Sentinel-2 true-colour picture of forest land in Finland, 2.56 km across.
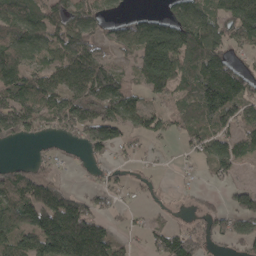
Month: April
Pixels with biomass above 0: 69%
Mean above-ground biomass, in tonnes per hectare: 96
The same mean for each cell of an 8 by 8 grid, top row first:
132 102 142 56 48 117 118 200
126 105 139 53 158 152 152 55
134 114 163 157 93 107 204 152
189 130 157 134 117 70 165 111
38 27 58 100 39 21 86 100
72 63 9 42 26 13 28 27
127 155 71 34 22 11 35 86
113 193 109 67 32 126 66 72
